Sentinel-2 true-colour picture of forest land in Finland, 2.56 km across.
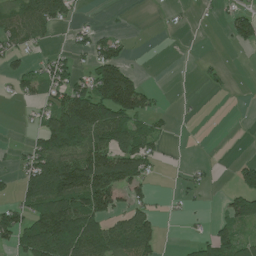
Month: July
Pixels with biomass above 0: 44%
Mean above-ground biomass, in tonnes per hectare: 59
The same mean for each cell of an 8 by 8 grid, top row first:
88 105 12 1 2 7 6 52
46 17 32 70 1 0 1 26
46 63 55 184 28 1 13 1
1 58 172 145 76 9 1 0
10 105 131 125 82 3 1 0
29 155 169 166 65 5 16 46
59 160 144 90 55 4 5 77
64 175 148 107 108 1 56 65
